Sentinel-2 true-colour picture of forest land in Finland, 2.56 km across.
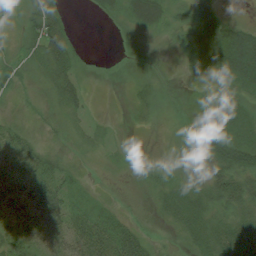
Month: July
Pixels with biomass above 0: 80%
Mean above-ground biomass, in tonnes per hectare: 24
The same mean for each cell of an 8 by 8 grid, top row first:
10 53 1 14 40 17 28 6
13 52 8 1 8 17 68 74
23 24 18 1 11 7 27 51
9 10 12 2 10 6 19 37
42 10 9 7 2 7 28 43
50 43 8 5 11 10 20 39
49 59 19 13 4 24 23 29
48 44 47 50 28 5 31 53
